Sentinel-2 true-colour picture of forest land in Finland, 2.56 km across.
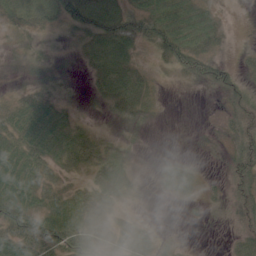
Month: June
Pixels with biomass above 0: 78%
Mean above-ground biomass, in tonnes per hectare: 31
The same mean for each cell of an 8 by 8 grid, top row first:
40 42 65 62 55 58 31 2
13 13 25 70 21 67 36 7
8 15 4 62 30 15 41 21
44 55 10 18 22 0 2 35
48 53 37 18 5 1 7 39
67 27 20 47 7 37 7 45
57 41 48 30 5 2 12 26
61 65 68 42 37 9 1 23
